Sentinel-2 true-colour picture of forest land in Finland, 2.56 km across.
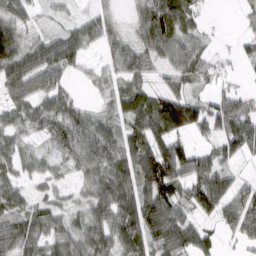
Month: March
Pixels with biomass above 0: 82%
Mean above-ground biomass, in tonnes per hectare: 60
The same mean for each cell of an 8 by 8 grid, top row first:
62 18 27 29 61 81 15 15
103 86 70 43 61 76 28 19
85 79 13 32 38 52 38 13
53 72 53 40 97 148 78 92
42 27 73 71 74 79 30 80
42 37 30 82 95 92 90 30
47 53 36 92 98 70 67 84
84 56 70 78 75 103 60 42
